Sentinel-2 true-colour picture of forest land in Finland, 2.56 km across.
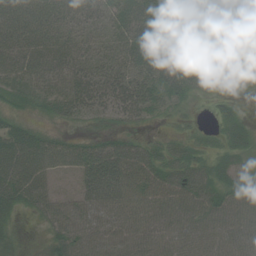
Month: July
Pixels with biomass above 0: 88%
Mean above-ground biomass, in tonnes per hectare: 41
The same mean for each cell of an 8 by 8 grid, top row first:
64 53 40 40 60 64 15 3
46 43 32 29 74 87 40 28
31 30 49 46 44 60 32 23
18 19 32 35 43 23 11 16
63 42 25 34 32 25 20 38
59 46 44 81 56 55 47 34
32 41 46 57 47 49 48 44
16 21 46 47 46 45 45 49
